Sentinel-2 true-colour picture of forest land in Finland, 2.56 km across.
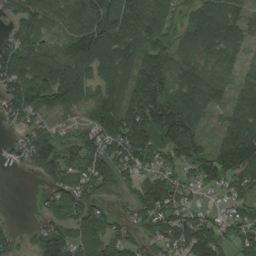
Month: August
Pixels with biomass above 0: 85%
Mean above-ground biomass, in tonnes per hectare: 93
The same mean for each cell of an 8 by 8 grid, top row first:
60 89 132 111 111 53 115 74
77 58 139 133 107 74 89 68
111 127 118 94 159 98 110 68
86 87 60 119 179 175 75 105
30 114 82 115 121 158 54 185
3 63 104 95 60 64 101 130
0 58 114 30 91 106 36 67
39 96 75 77 67 111 132 89
